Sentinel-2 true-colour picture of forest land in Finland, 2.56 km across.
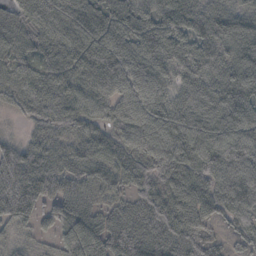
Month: October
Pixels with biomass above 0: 93%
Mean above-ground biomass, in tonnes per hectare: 74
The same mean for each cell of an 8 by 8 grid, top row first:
44 92 92 98 83 86 94 85
64 68 93 116 97 81 86 104
61 77 82 92 93 58 72 127
29 91 84 61 87 84 101 99
54 47 62 63 70 110 106 121
89 43 61 62 69 91 81 77
23 37 52 37 63 87 74 65
24 21 80 81 70 74 47 39
